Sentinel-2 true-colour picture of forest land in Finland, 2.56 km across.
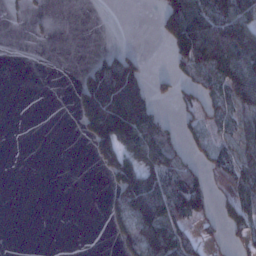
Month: January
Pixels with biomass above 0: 42%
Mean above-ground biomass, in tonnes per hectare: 44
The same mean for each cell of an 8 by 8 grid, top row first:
7 7 0 0 0 107 121 97
0 1 0 15 5 74 139 107
0 0 27 158 72 37 52 89
0 0 59 162 105 21 48 45
0 0 6 115 103 44 44 44
0 0 0 51 95 79 36 50
0 0 0 23 112 94 43 56
0 0 0 11 92 86 30 36
